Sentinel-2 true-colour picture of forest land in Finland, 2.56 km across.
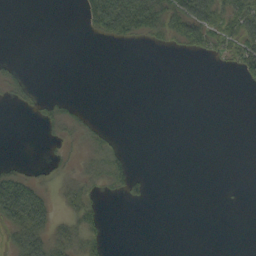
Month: September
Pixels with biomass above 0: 27%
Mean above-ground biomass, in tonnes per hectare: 15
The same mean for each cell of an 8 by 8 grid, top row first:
0 0 10 101 83 56 64 66
0 0 0 3 5 13 35 60
12 0 0 0 0 0 0 13
2 14 9 0 0 0 0 0
0 7 18 14 0 0 0 0
23 13 26 30 5 0 0 0
83 40 28 0 2 0 0 1
42 52 36 3 0 0 0 0
